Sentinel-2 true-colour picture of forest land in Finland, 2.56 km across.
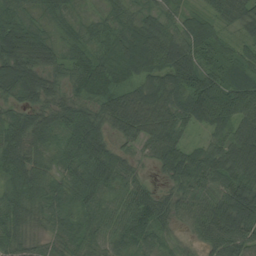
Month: August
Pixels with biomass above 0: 97%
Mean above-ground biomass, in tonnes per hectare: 67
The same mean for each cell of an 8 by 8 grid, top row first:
63 41 28 45 47 44 41 53
117 75 51 60 105 97 60 36
111 65 56 59 66 95 87 67
48 65 59 69 92 74 95 87
88 62 84 49 52 65 39 95
84 56 68 85 23 64 81 86
70 68 50 52 82 61 86 123
63 42 58 57 63 29 60 81
